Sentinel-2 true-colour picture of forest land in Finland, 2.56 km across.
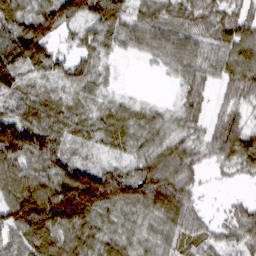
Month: March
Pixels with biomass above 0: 88%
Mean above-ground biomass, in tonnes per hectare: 67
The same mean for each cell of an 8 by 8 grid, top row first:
75 89 84 117 73 61 76 60
109 74 50 46 63 111 66 101
65 33 56 17 1 34 52 77
70 69 34 45 28 39 38 33
161 111 35 43 53 47 58 107
93 91 125 100 92 99 17 30
110 115 112 60 69 109 11 38
57 72 65 53 46 46 39 75
